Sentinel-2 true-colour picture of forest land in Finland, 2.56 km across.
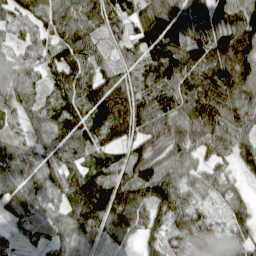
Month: April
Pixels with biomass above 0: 94%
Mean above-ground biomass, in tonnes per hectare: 91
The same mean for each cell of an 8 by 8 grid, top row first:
62 81 97 96 116 107 104 130
48 73 87 42 113 123 126 151
89 57 97 95 108 112 122 139
77 80 111 170 132 114 131 120
70 88 85 76 96 105 75 68
79 95 106 82 118 92 62 31
71 72 141 148 94 97 41 53
36 62 77 70 45 68 61 74
